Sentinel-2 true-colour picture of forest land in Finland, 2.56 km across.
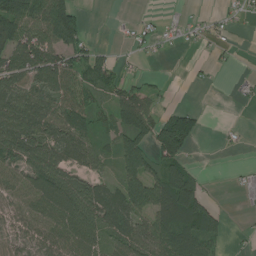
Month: July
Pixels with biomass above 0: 63%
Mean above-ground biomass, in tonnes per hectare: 59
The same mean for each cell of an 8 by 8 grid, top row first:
89 129 58 4 9 9 12 18
82 91 74 14 20 8 15 5
84 86 74 62 23 0 6 9
103 97 75 72 105 47 6 1
104 89 74 40 75 164 0 6
68 110 59 33 114 141 14 11
67 85 107 87 95 146 60 6
69 78 92 55 89 100 68 6
